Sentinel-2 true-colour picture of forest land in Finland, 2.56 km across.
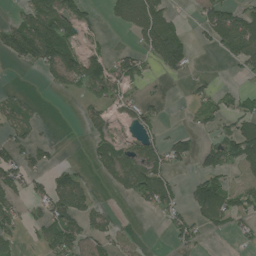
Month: July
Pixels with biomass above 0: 47%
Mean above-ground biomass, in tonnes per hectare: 59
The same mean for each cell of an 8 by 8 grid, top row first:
31 136 76 38 117 26 72 77
108 144 63 20 63 126 21 112
0 39 122 106 50 17 20 16
47 1 22 48 50 1 64 80
59 25 1 85 62 63 53 141
69 59 39 73 129 31 85 29
49 83 89 9 32 55 107 76
33 76 77 58 4 47 14 21
